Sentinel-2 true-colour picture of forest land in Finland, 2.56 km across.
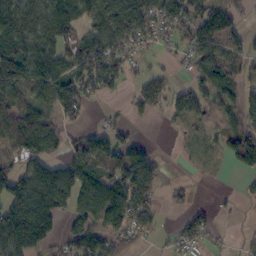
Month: October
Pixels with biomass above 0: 65%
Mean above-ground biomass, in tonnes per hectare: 81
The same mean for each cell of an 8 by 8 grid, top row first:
116 128 103 165 161 132 100 41
102 103 99 118 65 55 103 71
144 135 122 102 65 24 100 60
130 79 66 16 66 69 41 71
114 83 62 99 45 4 24 137
109 110 99 100 101 3 4 27
119 113 90 135 110 35 16 10
111 65 107 101 44 36 31 10
